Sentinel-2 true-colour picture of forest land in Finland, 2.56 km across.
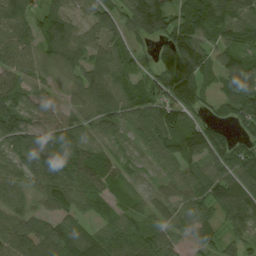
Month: August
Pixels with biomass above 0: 89%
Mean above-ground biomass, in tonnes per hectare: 79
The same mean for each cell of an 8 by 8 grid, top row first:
68 66 34 70 180 102 188 123
79 50 61 57 33 135 79 97
72 35 51 69 60 120 45 102
95 62 57 80 83 102 41 75
85 124 82 34 49 108 120 51
72 105 91 77 20 58 76 98
74 60 57 55 45 51 68 124
107 122 136 72 76 49 56 63
